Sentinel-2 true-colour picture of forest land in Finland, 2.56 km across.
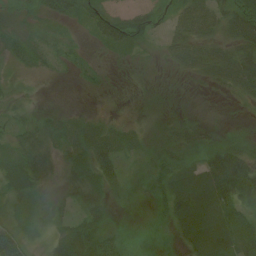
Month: July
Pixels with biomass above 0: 79%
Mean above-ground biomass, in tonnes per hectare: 29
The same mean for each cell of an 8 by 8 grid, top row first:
11 23 31 39 41 32 61 72
19 17 10 31 12 36 43 61
7 4 7 4 3 8 25 63
13 11 7 4 6 8 3 5
28 33 38 36 14 27 19 26
42 21 49 33 9 50 61 70
10 18 28 13 2 60 76 51
58 24 75 26 2 15 79 64
